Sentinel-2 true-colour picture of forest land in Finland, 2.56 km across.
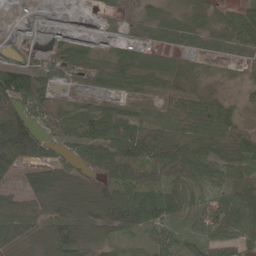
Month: May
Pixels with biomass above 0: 81%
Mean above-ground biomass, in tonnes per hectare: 52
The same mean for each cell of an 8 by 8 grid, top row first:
3 9 15 7 13 15 34 41
22 31 37 30 51 34 32 25
91 51 33 63 99 104 15 9
81 51 45 36 25 87 107 22
122 42 60 82 99 85 65 51
35 67 46 90 66 48 49 41
47 42 47 109 116 58 41 86
71 45 69 40 29 40 58 61
